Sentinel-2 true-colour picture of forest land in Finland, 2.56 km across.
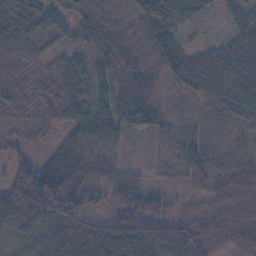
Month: November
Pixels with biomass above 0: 90%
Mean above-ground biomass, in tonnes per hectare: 53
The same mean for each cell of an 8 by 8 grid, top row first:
51 60 42 39 52 33 18 31
45 29 30 57 34 67 40 66
34 33 41 47 47 47 67 85
28 34 51 55 62 12 13 55
19 21 70 40 6 36 27 25
71 148 78 41 21 20 50 68
95 112 108 58 80 21 48 75
19 47 89 107 102 99 88 66
